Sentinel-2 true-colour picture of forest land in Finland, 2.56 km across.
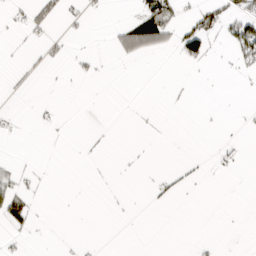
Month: March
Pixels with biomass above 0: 12%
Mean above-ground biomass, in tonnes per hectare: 8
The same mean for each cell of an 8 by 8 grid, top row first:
6 26 7 1 62 23 45 45
1 8 0 13 50 28 28 44
2 1 6 1 0 1 0 2
2 2 0 0 1 1 1 1
0 1 1 1 1 0 0 4
17 1 0 1 1 8 2 1
54 0 0 1 1 1 0 0
4 1 1 0 0 0 2 0
